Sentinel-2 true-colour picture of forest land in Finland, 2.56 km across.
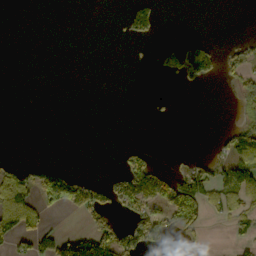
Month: October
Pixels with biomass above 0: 24%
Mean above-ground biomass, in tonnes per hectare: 32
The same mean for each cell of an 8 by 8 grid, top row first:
0 0 0 1 78 0 0 0
0 0 0 0 2 49 45 24
0 0 0 0 0 27 36 43
0 0 0 0 0 3 0 38
0 0 0 1 13 0 4 93
49 78 26 28 152 63 72 107
103 53 86 56 93 129 42 55
63 57 71 93 80 25 8 22
